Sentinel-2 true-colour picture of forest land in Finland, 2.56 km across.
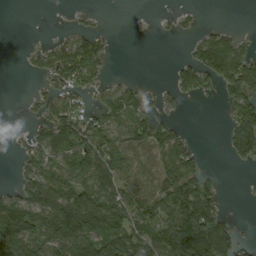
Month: September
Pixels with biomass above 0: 55%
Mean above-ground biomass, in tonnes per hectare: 63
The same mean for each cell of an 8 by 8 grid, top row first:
0 0 11 1 0 21 1 0
1 38 108 21 0 1 116 73
0 37 78 18 8 56 74 132
1 53 63 77 67 24 0 107
14 80 96 76 88 87 1 107
26 78 88 89 74 116 42 1
103 98 150 93 86 134 111 1
135 93 145 117 80 164 197 49
